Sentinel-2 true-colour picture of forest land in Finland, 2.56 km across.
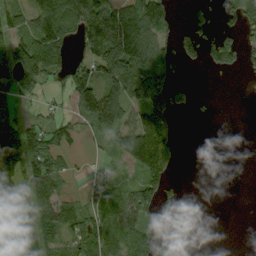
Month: September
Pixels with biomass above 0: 56%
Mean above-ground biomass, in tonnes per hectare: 69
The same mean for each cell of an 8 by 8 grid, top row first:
57 121 112 139 125 26 34 80
104 128 41 185 149 63 66 72
120 72 65 103 121 37 1 1
38 37 78 122 118 61 5 0
139 106 29 49 234 73 0 0
93 114 12 32 95 21 1 0
125 69 50 85 105 17 0 0
119 50 74 60 106 40 11 0
